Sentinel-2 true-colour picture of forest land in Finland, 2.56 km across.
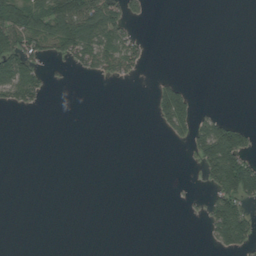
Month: August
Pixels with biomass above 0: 23%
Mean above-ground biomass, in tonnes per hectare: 26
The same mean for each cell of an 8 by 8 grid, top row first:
94 101 119 76 18 0 0 0
88 58 90 77 18 0 0 0
115 18 5 19 4 20 0 0
13 2 0 0 0 112 15 0
0 0 0 0 0 11 108 82
0 0 0 0 0 0 53 152
0 0 0 0 0 1 36 71
0 0 0 0 0 0 18 77
